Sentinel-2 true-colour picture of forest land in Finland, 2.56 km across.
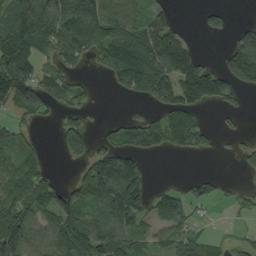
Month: September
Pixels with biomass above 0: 60%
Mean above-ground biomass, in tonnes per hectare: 65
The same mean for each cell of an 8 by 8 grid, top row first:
87 102 153 96 60 27 29 0
129 58 80 134 135 106 0 112
175 60 20 40 136 109 116 81
51 32 38 1 11 85 18 26
59 4 77 46 72 55 27 11
80 33 51 123 58 3 21 5
79 83 88 151 71 73 14 23
142 70 98 94 49 57 43 20
